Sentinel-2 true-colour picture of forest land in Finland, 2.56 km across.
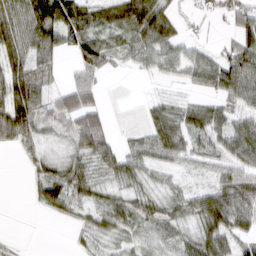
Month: March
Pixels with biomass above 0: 76%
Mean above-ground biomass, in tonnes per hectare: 40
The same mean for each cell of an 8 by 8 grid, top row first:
58 97 73 49 78 23 21 45
60 71 52 35 56 44 18 59
71 31 39 6 14 26 49 73
90 51 75 7 14 38 45 39
39 19 44 29 50 63 40 66
0 38 48 33 31 24 26 48
0 31 36 36 28 27 60 56
4 0 14 28 22 23 60 41
